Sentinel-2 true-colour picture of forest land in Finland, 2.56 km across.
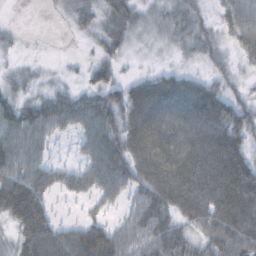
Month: October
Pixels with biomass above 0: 81%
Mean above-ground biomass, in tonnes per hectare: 50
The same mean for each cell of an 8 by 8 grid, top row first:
1 0 31 41 29 38 18 73
9 0 3 37 11 20 31 41
25 10 12 37 39 54 33 18
54 59 60 66 92 81 88 46
61 29 25 66 90 81 89 60
68 50 41 69 62 90 90 92
86 39 9 20 61 58 81 99
42 78 69 63 54 59 49 79
